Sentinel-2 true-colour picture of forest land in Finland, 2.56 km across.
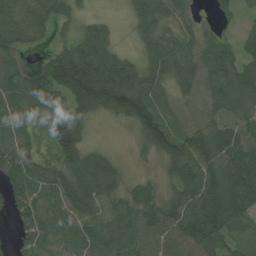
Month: July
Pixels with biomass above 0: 87%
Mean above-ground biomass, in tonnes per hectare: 80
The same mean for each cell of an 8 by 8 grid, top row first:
83 72 35 12 67 55 10 27
63 33 115 83 50 86 73 53
77 118 186 161 92 66 66 88
89 94 107 71 119 56 36 75
118 36 93 7 46 117 119 109
121 80 123 86 22 68 118 137
62 80 105 54 89 89 140 100
35 82 84 101 86 78 91 31
